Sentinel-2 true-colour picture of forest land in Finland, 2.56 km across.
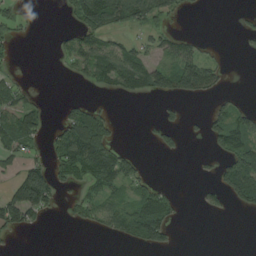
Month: August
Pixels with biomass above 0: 38%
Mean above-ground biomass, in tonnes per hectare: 40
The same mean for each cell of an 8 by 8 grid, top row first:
26 0 66 94 85 27 1 8
12 1 64 57 38 64 10 4
19 0 17 72 94 118 64 0
60 18 56 10 0 13 28 51
61 26 128 51 6 18 24 85
46 78 54 87 28 0 7 134
123 44 32 51 91 32 17 31
6 0 0 20 78 11 0 0
